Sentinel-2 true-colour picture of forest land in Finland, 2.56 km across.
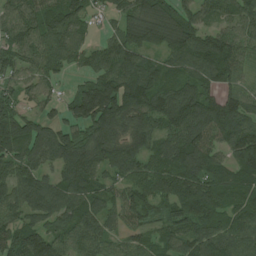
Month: July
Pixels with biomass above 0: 92%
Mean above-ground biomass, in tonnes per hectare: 99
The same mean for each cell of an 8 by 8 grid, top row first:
73 99 76 43 129 117 57 84
91 87 57 78 103 125 128 90
66 52 39 121 115 79 94 69
104 42 134 182 138 150 140 129
137 119 125 122 90 115 108 127
103 72 152 66 86 133 123 91
97 110 103 66 79 83 122 104
98 125 81 58 62 83 117 109
